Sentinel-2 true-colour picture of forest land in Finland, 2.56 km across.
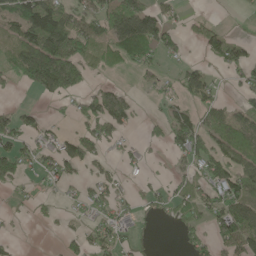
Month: May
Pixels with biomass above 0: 49%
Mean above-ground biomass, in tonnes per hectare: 48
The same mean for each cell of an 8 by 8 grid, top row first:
81 135 71 91 107 26 15 3
59 135 78 63 86 41 39 43
35 132 64 13 20 32 47 38
41 12 34 88 6 43 67 46
56 47 57 25 22 56 63 80
65 31 25 24 11 21 65 79
13 9 18 43 21 31 62 83
11 0 27 54 13 9 40 92
